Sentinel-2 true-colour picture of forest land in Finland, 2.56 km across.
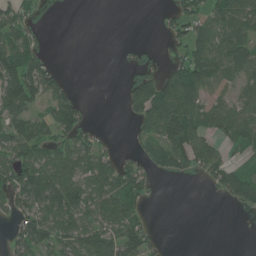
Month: June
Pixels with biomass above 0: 55%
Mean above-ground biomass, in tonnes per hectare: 49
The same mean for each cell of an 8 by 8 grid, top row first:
46 1 0 0 0 49 65 84
95 9 0 0 0 32 58 82
103 71 0 0 37 80 84 53
69 44 49 0 68 107 63 70
79 55 61 15 35 116 59 55
87 101 78 83 52 34 42 71
54 82 79 80 29 0 0 25
45 61 72 68 66 0 0 0
